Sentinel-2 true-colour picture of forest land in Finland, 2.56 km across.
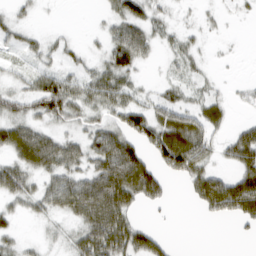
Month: March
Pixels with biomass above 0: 62%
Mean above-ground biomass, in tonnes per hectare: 35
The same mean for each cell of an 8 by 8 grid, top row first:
18 1 0 29 47 9 7 4
19 20 11 49 43 22 5 1
14 42 28 44 9 17 11 4
35 49 32 36 52 51 40 3
75 62 34 70 48 107 39 61
62 41 40 91 84 34 56 56
22 28 59 83 17 2 37 72
22 10 43 77 47 5 0 3
